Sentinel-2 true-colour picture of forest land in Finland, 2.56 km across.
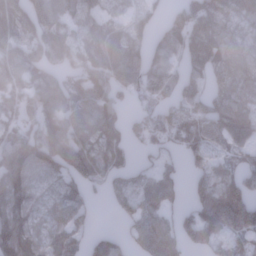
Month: January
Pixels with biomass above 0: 80%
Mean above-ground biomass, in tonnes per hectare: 91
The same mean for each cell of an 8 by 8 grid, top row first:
122 145 86 47 69 68 138 86
108 128 86 148 88 93 145 73
91 85 92 129 112 81 80 86
68 106 112 92 45 62 105 131
102 128 104 99 47 52 80 79
120 69 99 57 47 44 70 90
122 74 72 22 80 43 122 203
149 90 64 59 88 79 61 69
